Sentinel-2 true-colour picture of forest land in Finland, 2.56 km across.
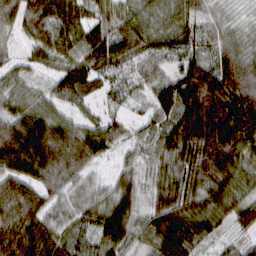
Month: March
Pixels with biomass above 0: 95%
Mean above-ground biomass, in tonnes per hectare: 78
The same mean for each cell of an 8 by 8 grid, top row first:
72 106 72 59 57 69 56 19
23 72 76 92 71 66 64 64
38 25 95 47 55 102 141 121
67 58 31 36 35 116 165 137
130 145 98 72 51 116 163 122
92 100 54 34 57 95 138 80
82 69 49 83 62 113 78 67
94 88 50 88 53 117 41 27
